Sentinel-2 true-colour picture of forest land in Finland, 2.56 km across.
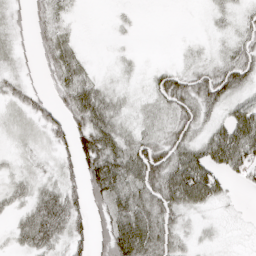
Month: April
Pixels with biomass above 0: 76%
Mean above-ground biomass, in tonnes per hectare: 36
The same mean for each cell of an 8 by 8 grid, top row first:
18 39 4 4 1 0 8 16
17 40 13 4 1 3 8 33
24 24 48 10 12 54 53 46
19 39 77 45 14 47 30 51
9 21 63 63 50 55 55 84
17 15 60 92 77 78 73 34
19 57 45 68 59 51 23 5
19 42 43 82 85 37 10 5
